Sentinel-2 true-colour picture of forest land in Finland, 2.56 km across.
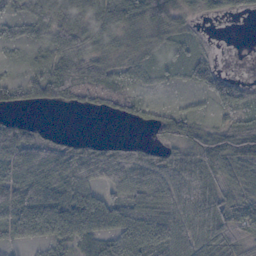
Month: October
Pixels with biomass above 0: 78%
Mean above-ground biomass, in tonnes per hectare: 53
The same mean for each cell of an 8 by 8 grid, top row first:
38 81 87 83 73 49 27 22
24 49 89 58 43 42 18 0
18 58 100 54 35 25 61 17
19 6 25 46 41 35 16 54
95 48 34 30 33 52 78 91
62 76 62 45 62 74 72 63
70 80 70 48 76 61 107 58
29 44 47 48 88 64 88 48
